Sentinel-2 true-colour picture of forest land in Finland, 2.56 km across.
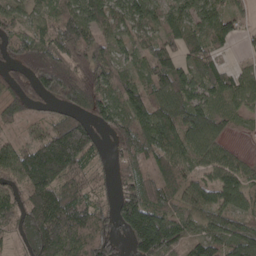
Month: April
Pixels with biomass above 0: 84%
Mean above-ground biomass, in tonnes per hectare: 93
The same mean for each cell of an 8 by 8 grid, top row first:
58 69 122 102 95 85 94 53
75 109 116 74 70 86 89 18
42 149 118 100 74 122 87 67
65 30 82 101 106 124 104 53
48 135 165 48 104 107 88 12
108 174 95 50 76 74 63 82
98 142 124 74 174 74 104 78
62 165 119 78 200 114 90 120
